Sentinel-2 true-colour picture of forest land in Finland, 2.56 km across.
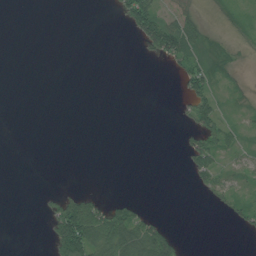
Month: July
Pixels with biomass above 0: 28%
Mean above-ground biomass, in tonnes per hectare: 16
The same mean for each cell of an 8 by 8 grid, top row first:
0 0 0 3 71 33 7 10
0 0 0 0 21 86 18 8
0 0 0 0 0 11 34 7
0 0 0 0 0 5 43 11
0 0 0 0 0 3 47 21
0 0 0 0 0 0 40 20
0 12 80 42 13 0 4 23
0 17 116 80 86 21 0 1
